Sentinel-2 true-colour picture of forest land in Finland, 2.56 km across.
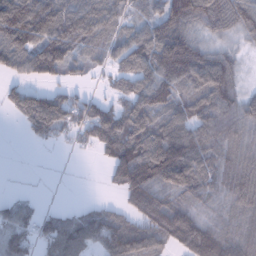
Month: January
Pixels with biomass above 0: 78%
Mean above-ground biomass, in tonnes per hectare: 92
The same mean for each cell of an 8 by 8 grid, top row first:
160 138 116 81 56 154 126 126
130 161 77 64 128 197 75 34
35 62 20 33 104 140 145 49
52 114 81 91 111 86 97 87
0 38 35 130 133 177 124 84
1 2 1 70 155 155 90 112
62 19 31 48 144 100 59 81
84 89 135 146 123 112 154 91
